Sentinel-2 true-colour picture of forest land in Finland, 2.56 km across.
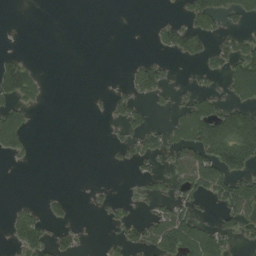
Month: August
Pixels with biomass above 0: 31%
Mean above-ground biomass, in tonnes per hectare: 33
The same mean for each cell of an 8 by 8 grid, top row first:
0 0 0 0 0 7 79 46
2 0 0 0 0 51 33 57
100 7 0 1 57 11 18 82
54 2 0 21 25 30 66 82
48 0 0 8 45 51 123 139
0 0 0 0 26 67 120 66
18 21 0 19 12 58 14 88
31 39 16 15 50 96 81 31
